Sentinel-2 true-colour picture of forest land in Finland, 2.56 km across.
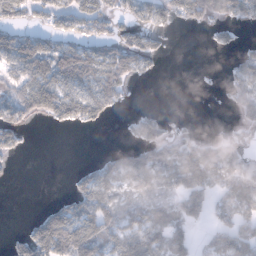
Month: January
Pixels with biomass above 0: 54%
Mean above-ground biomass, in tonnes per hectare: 56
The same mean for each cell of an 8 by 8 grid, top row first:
60 52 89 48 57 66 71 71
110 76 77 55 66 1 9 26
61 109 101 86 12 0 1 68
74 88 99 27 25 0 0 38
47 0 0 4 69 64 46 34
1 0 29 71 83 81 97 81
0 36 83 73 55 59 51 78
29 151 121 73 106 80 38 95
